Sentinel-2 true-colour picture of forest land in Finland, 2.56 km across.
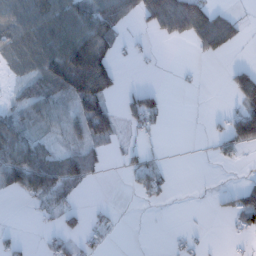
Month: January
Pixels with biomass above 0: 45%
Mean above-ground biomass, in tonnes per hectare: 41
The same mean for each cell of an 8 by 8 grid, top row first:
78 100 83 83 38 90 73 13
61 95 152 66 8 1 50 13
25 102 178 74 1 5 1 62
38 51 66 38 84 0 3 57
106 27 38 21 13 0 9 55
108 103 68 1 53 7 0 4
0 39 23 9 8 1 4 72
16 17 35 8 0 9 5 7
